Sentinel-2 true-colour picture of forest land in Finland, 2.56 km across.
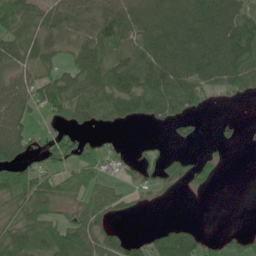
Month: June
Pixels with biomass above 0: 63%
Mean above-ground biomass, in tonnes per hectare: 53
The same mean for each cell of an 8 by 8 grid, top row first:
77 44 58 70 75 109 113 92
59 59 56 86 76 112 117 149
9 29 71 103 97 108 67 76
55 26 59 65 74 57 13 0
87 30 49 8 10 19 5 9
75 49 51 14 25 27 33 0
47 58 40 45 9 0 0 0
76 85 79 42 33 100 26 21
